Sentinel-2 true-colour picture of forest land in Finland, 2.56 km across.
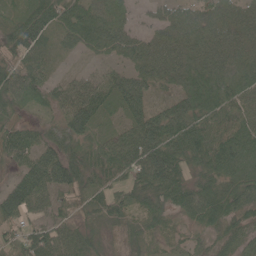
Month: June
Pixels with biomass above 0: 91%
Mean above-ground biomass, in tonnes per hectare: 63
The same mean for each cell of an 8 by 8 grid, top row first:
59 79 79 74 12 56 61 62
72 46 36 59 63 81 84 73
78 43 35 47 63 60 91 83
43 29 89 41 66 69 73 69
73 56 55 70 102 93 99 93
37 90 62 49 77 79 66 77
74 42 35 68 53 63 79 71
47 74 56 21 45 26 35 59
